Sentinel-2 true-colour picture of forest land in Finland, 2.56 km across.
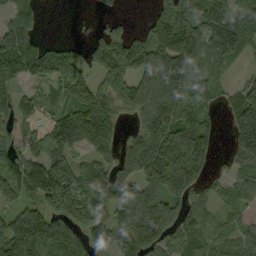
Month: September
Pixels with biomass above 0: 77%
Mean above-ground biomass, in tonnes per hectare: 118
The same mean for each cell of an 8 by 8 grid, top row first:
121 7 2 29 17 120 128 127
196 86 48 143 166 190 100 88
103 102 141 179 171 217 87 33
98 56 209 155 149 180 51 158
79 85 135 137 205 213 97 135
130 190 98 100 160 213 49 57
81 80 124 100 263 86 38 45
241 166 90 154 166 62 73 68
